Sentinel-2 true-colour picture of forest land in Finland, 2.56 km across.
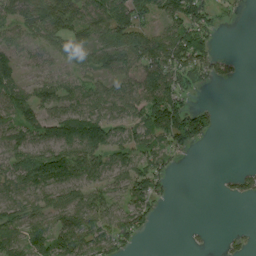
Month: August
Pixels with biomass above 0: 67%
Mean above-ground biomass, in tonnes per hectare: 61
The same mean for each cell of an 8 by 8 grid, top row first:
61 131 78 116 67 102 66 10
53 48 72 105 121 125 61 0
50 42 38 50 96 84 44 11
74 57 78 52 89 124 44 0
78 80 116 79 81 80 18 0
92 120 80 58 94 17 0 39
83 82 69 50 67 3 0 0
82 88 91 77 15 0 5 18
